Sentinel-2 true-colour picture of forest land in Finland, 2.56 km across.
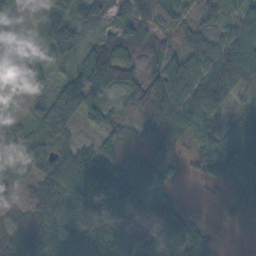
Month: October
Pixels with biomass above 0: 85%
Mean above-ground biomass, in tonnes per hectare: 48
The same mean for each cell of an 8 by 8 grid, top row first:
35 111 46 49 60 44 24 34
32 63 38 89 52 30 49 65
89 61 91 66 40 68 64 49
42 63 56 23 41 61 48 33
72 49 30 32 23 38 41 75
43 49 72 51 52 13 22 49
22 62 51 63 52 30 1 21
54 60 62 67 30 53 27 0
